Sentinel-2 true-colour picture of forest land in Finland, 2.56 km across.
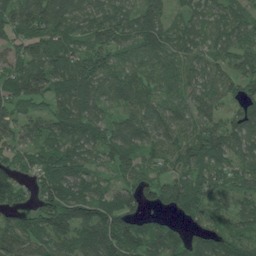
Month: June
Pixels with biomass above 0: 92%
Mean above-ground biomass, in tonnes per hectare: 84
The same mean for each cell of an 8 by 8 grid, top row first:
97 138 75 77 109 41 63 57
70 107 75 90 78 66 54 70
103 128 135 79 72 56 68 77
72 72 110 42 95 76 69 80
78 87 105 96 73 75 125 93
74 107 97 49 69 86 90 70
63 113 113 110 54 73 81 49
91 86 91 129 94 68 87 75
